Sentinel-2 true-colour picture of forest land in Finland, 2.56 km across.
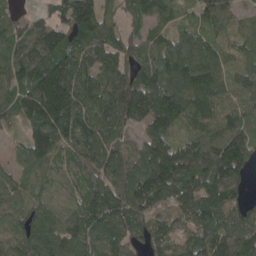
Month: May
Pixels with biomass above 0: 94%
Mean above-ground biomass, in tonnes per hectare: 105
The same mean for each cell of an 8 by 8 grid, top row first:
57 43 151 57 79 51 76 37
96 143 120 109 67 96 77 55
91 189 133 110 102 130 124 75
82 186 144 134 194 172 111 98
32 118 123 106 102 99 111 126
56 45 76 111 151 175 153 101
66 67 102 148 123 115 138 87
85 129 107 113 65 89 112 129
